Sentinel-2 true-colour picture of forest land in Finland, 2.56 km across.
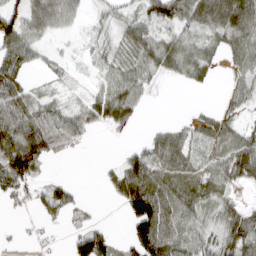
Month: March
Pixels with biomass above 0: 67%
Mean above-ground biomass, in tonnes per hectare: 42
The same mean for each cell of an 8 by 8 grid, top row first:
62 64 23 24 46 74 81 66
69 11 5 23 52 56 35 48
51 10 2 32 33 18 14 33
65 46 29 65 13 1 13 21
104 73 18 3 28 49 34 56
92 13 0 30 93 62 48 49
12 44 17 4 120 73 35 33
6 9 64 35 108 81 43 65
